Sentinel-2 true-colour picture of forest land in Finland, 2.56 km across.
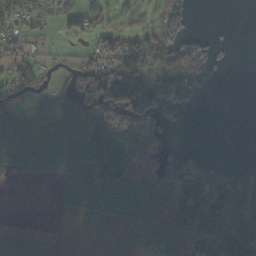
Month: October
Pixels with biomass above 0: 60%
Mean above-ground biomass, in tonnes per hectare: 55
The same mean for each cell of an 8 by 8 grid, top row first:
67 32 67 26 18 71 0 0
36 12 18 75 94 92 42 0
72 35 88 154 93 140 26 0
52 82 71 89 102 24 0 0
44 28 77 165 81 5 0 0
10 10 19 114 60 63 100 47
0 1 31 56 83 114 159 138
8 5 2 7 28 91 134 161
